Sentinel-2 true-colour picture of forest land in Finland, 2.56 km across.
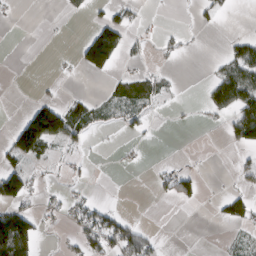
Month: March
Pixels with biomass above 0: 27%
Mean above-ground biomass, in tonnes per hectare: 27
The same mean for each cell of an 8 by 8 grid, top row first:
4 0 9 28 6 2 14 1
0 1 46 143 12 16 0 40
0 4 4 19 35 6 14 79
5 119 38 18 23 2 17 71
88 87 21 2 6 0 0 53
82 7 8 1 1 45 2 16
65 16 37 16 0 5 2 49
142 2 36 69 48 0 0 16
